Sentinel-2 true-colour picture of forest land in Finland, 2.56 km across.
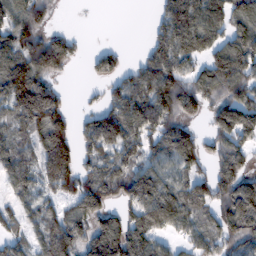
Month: February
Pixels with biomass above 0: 73%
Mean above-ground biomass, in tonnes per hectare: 106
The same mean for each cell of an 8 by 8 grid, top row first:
108 51 0 0 2 142 139 119
128 169 32 39 40 141 113 157
173 88 3 84 132 137 142 152
118 200 33 127 143 128 74 180
82 192 95 149 101 140 70 101
92 141 139 125 116 87 90 124
58 65 120 82 129 124 92 162
57 121 106 196 121 55 92 97
